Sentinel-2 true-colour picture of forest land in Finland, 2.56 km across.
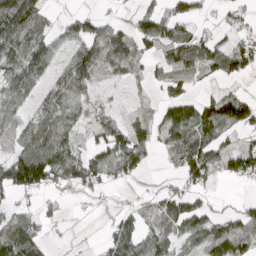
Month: April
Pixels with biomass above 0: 62%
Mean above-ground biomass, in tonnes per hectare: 56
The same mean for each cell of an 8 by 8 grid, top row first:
104 35 47 17 46 58 12 32
79 72 63 82 46 102 73 56
76 44 94 18 18 56 25 29
55 67 39 20 15 75 85 97
64 109 43 90 59 70 81 43
119 105 85 49 21 36 61 84
29 19 7 10 31 74 41 38
100 31 1 70 72 48 71 100
